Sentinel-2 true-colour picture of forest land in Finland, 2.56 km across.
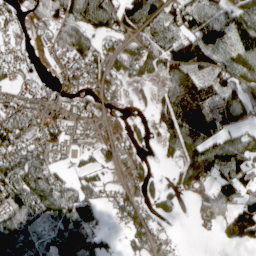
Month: April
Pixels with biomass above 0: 71%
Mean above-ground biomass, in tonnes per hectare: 76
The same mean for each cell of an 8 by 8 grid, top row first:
40 77 80 92 113 90 80 108
34 59 103 40 71 114 81 100
26 30 67 65 32 109 82 94
86 71 61 39 11 157 146 75
97 81 25 68 32 81 111 93
132 115 60 27 74 46 93 96
107 118 131 45 78 31 106 98
114 55 118 20 91 21 7 89
